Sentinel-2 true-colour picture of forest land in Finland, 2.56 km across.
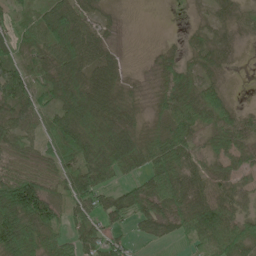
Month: June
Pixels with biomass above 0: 84%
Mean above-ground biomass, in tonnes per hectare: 52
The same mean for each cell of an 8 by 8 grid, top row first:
26 57 54 12 0 0 18 27
43 56 81 23 2 16 45 16
70 45 67 55 11 63 37 1
58 43 86 81 23 74 68 28
48 41 86 99 66 85 29 48
69 46 72 42 51 89 46 34
146 85 48 58 66 72 95 41
94 59 57 41 21 30 74 83
